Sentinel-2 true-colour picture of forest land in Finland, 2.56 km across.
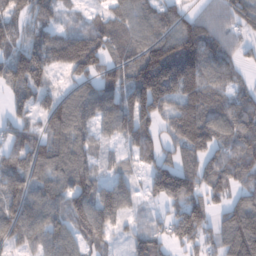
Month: January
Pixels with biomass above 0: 85%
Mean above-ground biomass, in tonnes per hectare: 98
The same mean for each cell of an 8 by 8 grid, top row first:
85 68 26 71 90 87 57 88
88 130 161 92 129 150 127 50
126 62 39 99 185 201 116 47
63 86 93 87 142 135 132 112
81 103 95 34 78 116 117 113
108 105 124 46 54 179 115 86
119 110 105 106 25 86 94 109
81 97 76 37 88 98 77 184
